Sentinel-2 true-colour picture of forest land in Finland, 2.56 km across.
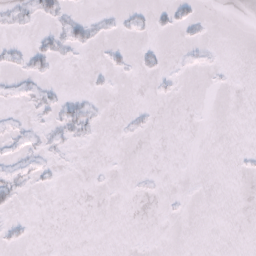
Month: January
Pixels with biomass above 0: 12%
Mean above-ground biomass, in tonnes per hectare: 2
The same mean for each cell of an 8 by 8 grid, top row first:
5 10 4 3 5 11 1 0
6 11 8 5 5 1 3 0
6 5 0 2 1 3 1 0
2 6 14 0 3 0 0 0
4 5 3 0 0 0 0 0
7 3 0 0 1 0 0 1
5 0 0 0 0 1 0 0
5 0 0 0 0 0 0 0
